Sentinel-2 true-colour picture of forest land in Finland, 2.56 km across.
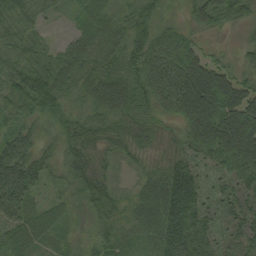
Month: August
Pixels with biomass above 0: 94%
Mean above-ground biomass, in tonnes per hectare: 54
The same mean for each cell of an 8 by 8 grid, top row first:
40 13 28 37 38 12 63 39
32 22 60 54 67 84 23 16
50 62 43 56 68 111 137 53
44 45 26 50 30 74 143 117
78 26 59 41 32 26 108 154
114 35 46 20 20 65 41 85
69 33 22 50 37 77 49 49
54 28 17 32 27 84 59 51
